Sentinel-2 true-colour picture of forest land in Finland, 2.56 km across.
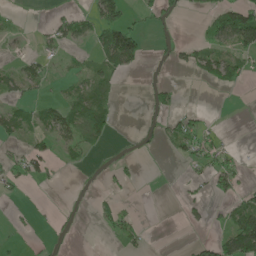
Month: May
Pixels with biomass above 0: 27%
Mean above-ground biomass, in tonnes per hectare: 23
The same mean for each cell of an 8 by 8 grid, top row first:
6 9 26 61 14 20 29 105
4 16 17 120 38 15 30 56
32 20 18 26 3 5 45 33
35 34 60 32 4 20 5 0
14 23 47 8 5 30 29 2
23 19 1 12 2 1 20 27
3 1 1 20 0 2 21 58
3 3 1 10 17 0 20 137
